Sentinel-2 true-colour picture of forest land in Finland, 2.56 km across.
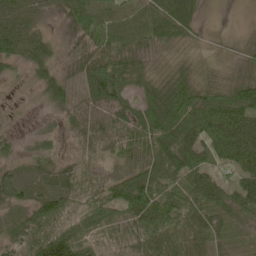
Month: May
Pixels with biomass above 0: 91%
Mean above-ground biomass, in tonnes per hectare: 53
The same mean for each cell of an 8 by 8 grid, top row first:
71 24 55 56 48 92 7 0
58 35 34 56 39 31 19 28
14 44 52 92 46 55 35 48
10 18 27 43 54 93 91 81
24 31 29 35 54 94 67 88
38 36 54 44 76 81 52 46
42 85 50 76 97 86 68 56
56 86 82 44 87 81 76 27
